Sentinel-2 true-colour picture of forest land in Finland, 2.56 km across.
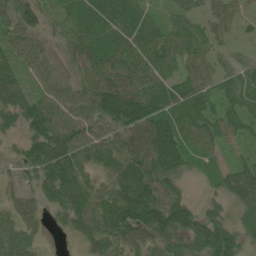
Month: June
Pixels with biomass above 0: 90%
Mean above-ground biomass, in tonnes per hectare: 74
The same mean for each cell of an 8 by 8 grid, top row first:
94 61 90 97 55 38 40 34
59 41 74 85 79 66 47 14
81 46 55 91 78 59 53 55
93 98 67 127 134 74 67 72
27 130 92 75 102 95 55 32
26 114 89 76 128 78 38 102
68 51 104 113 143 121 38 61
87 10 41 88 68 80 123 65
